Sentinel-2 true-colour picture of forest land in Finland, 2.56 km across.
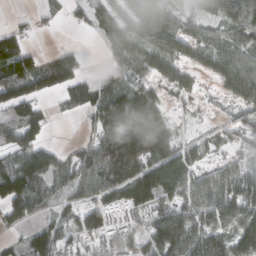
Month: March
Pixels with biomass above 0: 74%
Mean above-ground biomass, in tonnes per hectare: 73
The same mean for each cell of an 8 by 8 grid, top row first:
8 20 29 70 70 56 76 80
79 8 10 61 91 86 82 85
121 94 57 62 58 77 25 111
89 30 41 135 124 18 13 35
77 43 33 103 127 72 48 38
149 74 77 92 113 127 73 86
82 34 61 81 73 96 115 99
26 120 73 59 66 138 131 93
